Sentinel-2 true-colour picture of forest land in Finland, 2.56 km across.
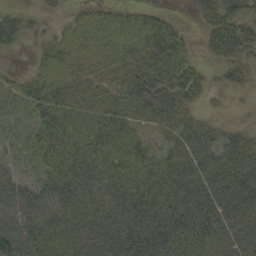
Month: September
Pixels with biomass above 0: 86%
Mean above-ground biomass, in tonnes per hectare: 41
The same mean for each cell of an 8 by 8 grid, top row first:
20 8 22 31 32 9 35 42
14 27 44 48 53 50 25 44
20 41 40 35 55 55 17 22
24 48 37 43 41 39 7 2
17 47 48 49 34 40 45 38
34 40 55 54 52 60 57 54
56 57 44 59 64 68 61 57
59 42 46 51 62 67 55 35
